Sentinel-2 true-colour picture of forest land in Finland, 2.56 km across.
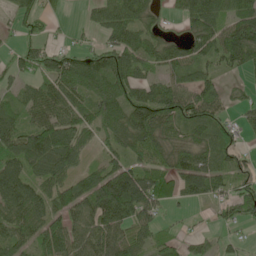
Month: May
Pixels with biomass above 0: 77%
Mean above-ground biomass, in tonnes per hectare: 73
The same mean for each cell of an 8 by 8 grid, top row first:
43 31 9 106 61 28 94 84
33 53 36 78 88 57 70 133
37 79 113 131 62 59 53 12
57 93 85 102 125 97 87 29
105 135 78 62 89 64 76 39
101 89 54 104 92 93 112 48
100 77 94 124 99 25 26 74
75 115 90 97 56 33 30 15
